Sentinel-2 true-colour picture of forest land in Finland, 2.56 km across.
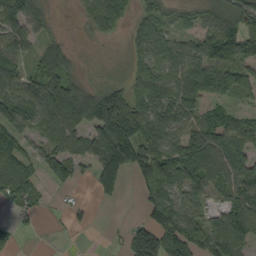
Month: September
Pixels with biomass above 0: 75%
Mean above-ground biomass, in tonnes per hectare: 85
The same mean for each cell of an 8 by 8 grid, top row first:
110 57 22 115 67 45 69 108
72 57 9 4 96 81 99 129
81 103 49 39 116 102 154 105
100 109 122 212 129 111 62 36
88 63 79 247 132 98 122 87
98 61 38 145 87 127 94 115
61 18 24 6 50 126 47 108
14 1 5 19 144 130 117 117
